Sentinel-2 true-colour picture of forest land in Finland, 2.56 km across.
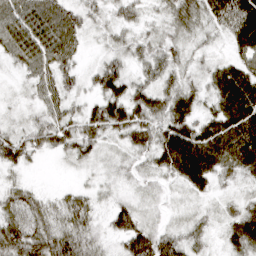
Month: March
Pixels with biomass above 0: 92%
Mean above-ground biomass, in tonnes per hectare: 44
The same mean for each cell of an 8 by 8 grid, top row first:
73 75 42 23 25 46 44 75
66 78 34 20 34 37 19 48
10 51 29 55 34 40 34 76
10 41 31 60 58 63 34 83
44 39 53 20 39 108 77 83
17 1 7 16 23 53 63 32
53 32 51 39 21 10 11 26
76 70 70 32 89 37 18 48
